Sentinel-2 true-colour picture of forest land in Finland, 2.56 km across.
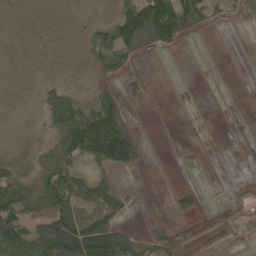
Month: May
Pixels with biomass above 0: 50%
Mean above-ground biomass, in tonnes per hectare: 48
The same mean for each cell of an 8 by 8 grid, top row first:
1 1 2 29 155 153 59 29
2 1 8 106 42 30 2 0
1 10 1 29 40 1 4 0
1 76 107 115 3 1 2 4
3 45 141 209 36 2 2 14
56 104 77 41 4 6 0 2
120 125 98 94 2 35 9 19
136 169 219 168 45 32 10 8
